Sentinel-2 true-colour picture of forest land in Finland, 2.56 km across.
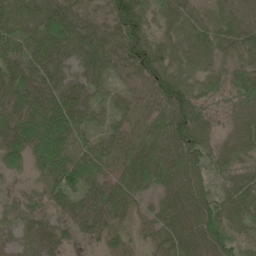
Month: June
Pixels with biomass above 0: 94%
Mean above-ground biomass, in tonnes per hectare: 54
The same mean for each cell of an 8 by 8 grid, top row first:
67 79 45 68 51 42 40 52
44 77 61 65 74 39 57 51
68 49 45 29 56 60 47 67
71 97 56 30 47 89 48 49
73 114 46 49 64 80 48 40
17 52 89 57 76 59 35 60
26 38 47 74 17 57 59 56
26 42 17 23 14 45 57 42
